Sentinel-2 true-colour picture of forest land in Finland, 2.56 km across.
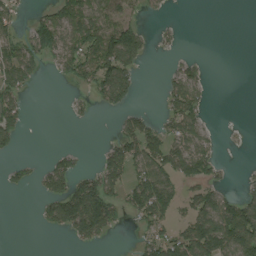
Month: August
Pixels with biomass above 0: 43%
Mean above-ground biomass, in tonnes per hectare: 47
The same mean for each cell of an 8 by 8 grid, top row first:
38 57 101 74 26 2 0 0
65 78 96 136 53 10 0 0
88 6 50 127 4 47 16 0
66 0 12 21 27 68 18 0
26 0 3 41 101 65 36 2
17 63 50 70 84 68 51 5
0 48 151 72 91 51 89 92
0 0 36 10 39 82 145 119
